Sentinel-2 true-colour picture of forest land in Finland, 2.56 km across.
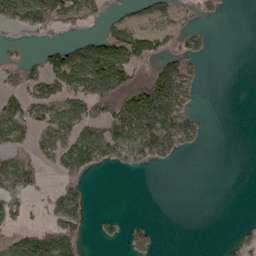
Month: April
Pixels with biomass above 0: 40%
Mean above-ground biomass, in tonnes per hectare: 62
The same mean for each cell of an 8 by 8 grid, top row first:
123 119 74 32 61 46 23 0
14 44 90 146 79 43 25 0
62 99 134 156 67 193 5 0
91 86 98 87 207 159 7 0
72 69 139 123 161 124 12 0
146 22 72 3 6 0 0 0
72 51 98 0 0 0 0 0
97 154 76 18 42 0 0 25
